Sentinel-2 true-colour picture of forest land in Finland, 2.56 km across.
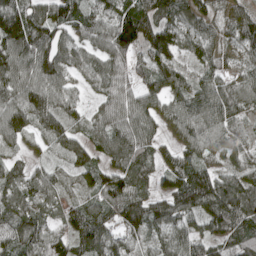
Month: May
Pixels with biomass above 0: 91%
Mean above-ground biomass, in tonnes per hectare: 91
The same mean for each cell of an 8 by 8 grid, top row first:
143 103 85 98 145 100 67 75
134 127 76 118 106 82 68 66
102 116 50 92 71 85 64 57
120 123 48 87 95 87 102 65
55 56 85 117 104 69 91 58
70 63 59 94 89 98 100 83
84 60 75 87 126 110 124 140
100 106 96 87 74 84 96 100
